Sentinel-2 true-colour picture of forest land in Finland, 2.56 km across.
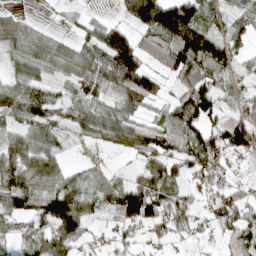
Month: April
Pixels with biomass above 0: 73%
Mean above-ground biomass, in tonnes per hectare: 65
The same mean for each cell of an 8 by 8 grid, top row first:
28 5 18 14 116 149 78 36
68 64 57 140 68 126 118 49
69 55 63 74 106 52 62 41
72 67 62 59 40 88 92 66
77 71 18 43 100 58 103 78
106 103 34 27 35 50 63 10
74 100 95 59 123 85 37 84
33 74 55 27 30 26 12 69
